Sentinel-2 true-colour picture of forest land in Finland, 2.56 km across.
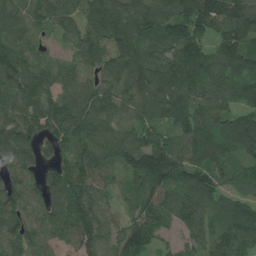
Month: July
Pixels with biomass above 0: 94%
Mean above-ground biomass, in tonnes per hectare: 119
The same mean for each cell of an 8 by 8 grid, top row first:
119 107 110 159 139 148 171 179
103 36 111 131 115 131 96 136
115 97 82 90 131 137 148 124
101 130 123 95 85 129 120 119
139 86 104 120 143 111 154 142
105 85 141 76 179 124 130 69
122 120 160 74 134 158 128 103
146 90 123 97 112 61 120 128
